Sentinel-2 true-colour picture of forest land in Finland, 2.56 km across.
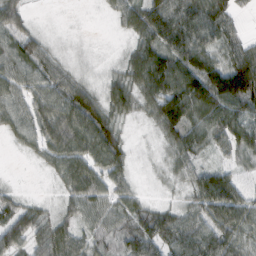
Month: February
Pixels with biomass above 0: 86%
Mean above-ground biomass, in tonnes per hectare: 60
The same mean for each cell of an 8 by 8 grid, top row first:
71 1 0 18 88 100 93 25
71 31 3 1 85 98 68 53
59 65 28 34 101 116 127 152
54 72 85 51 35 134 93 78
18 58 77 66 3 58 42 64
1 13 76 63 4 23 70 34
54 20 58 54 48 35 88 95
73 74 52 41 108 86 96 74
